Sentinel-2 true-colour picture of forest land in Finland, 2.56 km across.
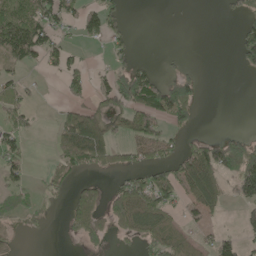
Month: May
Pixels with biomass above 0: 41%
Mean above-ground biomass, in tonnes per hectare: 51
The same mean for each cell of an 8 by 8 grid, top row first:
97 81 46 48 0 2 0 30
112 65 16 22 0 1 0 67
38 7 44 67 102 71 0 2
57 1 78 82 126 106 0 0
44 15 150 92 95 35 82 68
33 28 26 26 61 89 141 105
43 17 122 91 102 42 67 37
21 2 35 32 60 82 31 45
